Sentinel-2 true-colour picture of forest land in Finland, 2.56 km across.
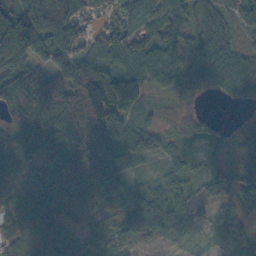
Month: October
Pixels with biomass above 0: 91%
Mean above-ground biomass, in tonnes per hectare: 60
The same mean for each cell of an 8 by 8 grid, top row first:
73 123 32 21 49 54 49 51
104 100 49 61 68 47 63 32
58 89 126 118 78 43 42 56
31 110 161 132 38 15 4 3
72 57 136 122 61 19 29 41
40 55 119 82 21 37 43 70
62 64 31 40 82 62 28 44
46 76 66 32 23 27 12 44
